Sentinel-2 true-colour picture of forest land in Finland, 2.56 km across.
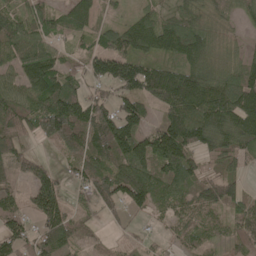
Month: May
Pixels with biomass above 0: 84%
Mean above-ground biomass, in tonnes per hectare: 99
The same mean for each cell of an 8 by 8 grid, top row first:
76 71 116 23 56 70 65 38
111 91 37 120 121 135 97 37
79 165 74 146 168 159 130 126
121 187 171 113 82 159 173 180
74 43 116 185 119 204 107 110
64 83 83 128 127 133 59 52
68 157 33 64 73 77 106 79
106 107 47 18 27 47 58 78
